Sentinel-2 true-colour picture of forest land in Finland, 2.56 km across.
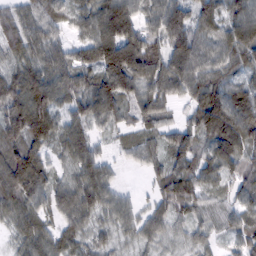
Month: February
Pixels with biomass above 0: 92%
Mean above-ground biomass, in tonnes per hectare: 71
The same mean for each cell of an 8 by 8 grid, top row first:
66 58 53 132 71 102 71 80
66 73 64 160 110 91 77 107
80 88 71 120 83 94 84 58
98 86 64 83 65 27 119 112
86 65 70 22 49 73 65 104
130 64 66 37 18 79 52 61
76 55 76 57 33 58 40 54
41 65 50 39 43 32 38 65
